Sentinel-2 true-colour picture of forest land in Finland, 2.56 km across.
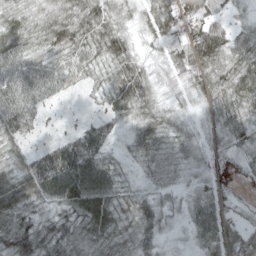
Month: May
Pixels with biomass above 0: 95%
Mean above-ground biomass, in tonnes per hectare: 46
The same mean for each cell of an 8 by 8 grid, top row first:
46 49 68 44 39 98 52 17
61 45 46 58 20 49 85 43
58 59 31 48 55 34 49 67
69 19 8 42 49 33 25 45
35 30 71 28 55 41 29 37
53 76 78 43 21 15 25 14
55 28 70 57 48 25 64 21
65 54 42 52 42 13 57 77
